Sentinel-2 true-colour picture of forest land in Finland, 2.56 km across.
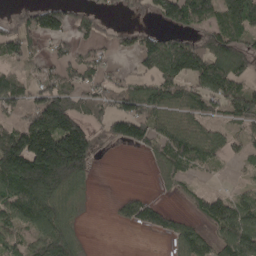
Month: April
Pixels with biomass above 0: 63%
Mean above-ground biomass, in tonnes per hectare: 77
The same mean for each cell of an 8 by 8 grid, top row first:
25 103 41 15 23 113 106 151
92 27 33 25 75 115 109 83
72 47 54 41 60 95 109 76
55 204 86 75 97 82 70 91
155 221 182 31 76 106 83 29
202 244 112 0 1 49 10 10
124 116 32 11 67 18 84 77
51 106 39 0 1 57 59 129
